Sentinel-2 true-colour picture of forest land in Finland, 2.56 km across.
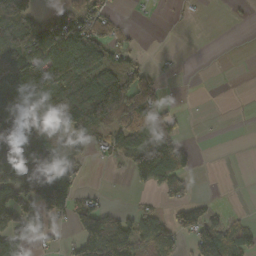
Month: October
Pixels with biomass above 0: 53%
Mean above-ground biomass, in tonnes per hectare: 65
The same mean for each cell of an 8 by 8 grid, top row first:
128 57 89 33 3 5 1 2
139 96 132 62 5 1 0 0
124 158 109 113 60 2 0 0
117 152 158 126 77 22 0 0
160 126 50 55 78 76 0 0
127 153 43 3 66 89 0 0
128 118 77 20 24 52 36 2
84 33 89 176 77 48 124 72
